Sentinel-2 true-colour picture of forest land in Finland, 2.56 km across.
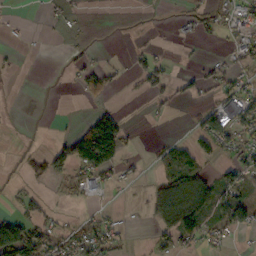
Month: October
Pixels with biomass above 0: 35%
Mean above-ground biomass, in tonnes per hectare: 34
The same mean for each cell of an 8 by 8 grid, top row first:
4 10 5 0 1 4 36 55
6 0 9 3 17 3 5 39
3 0 32 32 57 32 45 38
0 0 3 39 7 10 52 79
2 17 139 147 4 33 54 54
6 57 52 45 10 70 44 72
20 19 6 7 14 123 62 89
155 75 48 44 1 54 41 6
